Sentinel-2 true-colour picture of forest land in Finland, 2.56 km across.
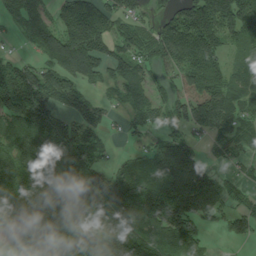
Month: August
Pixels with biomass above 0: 80%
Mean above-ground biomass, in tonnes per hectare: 102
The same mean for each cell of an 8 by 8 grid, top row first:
62 63 150 88 37 114 189 150
10 103 176 98 80 155 146 51
131 111 82 58 65 100 160 55
122 104 101 35 81 66 181 65
83 116 120 20 41 96 28 58
133 138 155 85 68 149 85 26
191 157 121 119 155 144 118 39
163 163 158 105 105 120 28 36
